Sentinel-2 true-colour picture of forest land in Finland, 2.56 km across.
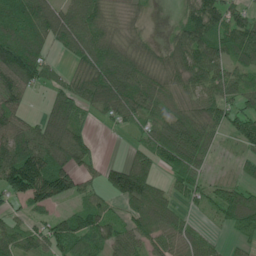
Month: June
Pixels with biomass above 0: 81%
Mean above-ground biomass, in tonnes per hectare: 77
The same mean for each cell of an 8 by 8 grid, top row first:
158 118 92 34 22 28 127 70
144 66 81 81 45 70 120 111
112 50 66 139 92 61 94 73
79 54 65 83 80 66 81 86
107 107 78 1 53 135 66 49
154 130 69 49 88 61 41 28
38 53 63 36 98 49 53 114
87 89 92 77 68 81 48 28
